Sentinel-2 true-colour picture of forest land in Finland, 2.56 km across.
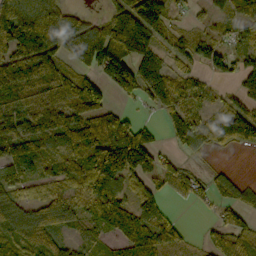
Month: October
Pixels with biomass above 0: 76%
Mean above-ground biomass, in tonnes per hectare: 87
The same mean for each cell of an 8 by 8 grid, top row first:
161 151 51 86 153 28 20 72
143 139 119 171 100 60 72 60
124 128 111 113 108 79 31 68
82 136 117 69 16 92 49 92
106 81 106 144 108 55 72 62
64 66 112 141 82 76 49 22
83 143 100 135 71 11 23 82
80 79 36 54 131 74 38 94
